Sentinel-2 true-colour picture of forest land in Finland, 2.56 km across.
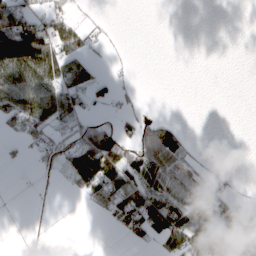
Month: March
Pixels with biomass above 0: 39%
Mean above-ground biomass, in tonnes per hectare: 37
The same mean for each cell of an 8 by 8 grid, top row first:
80 57 13 2 0 0 0 0
172 121 57 7 0 0 0 0
108 102 68 24 0 0 0 0
73 84 40 13 11 1 0 0
11 41 80 72 86 65 1 0
0 7 78 103 84 54 24 5
0 1 3 68 118 94 66 49
1 3 0 1 39 84 77 50
